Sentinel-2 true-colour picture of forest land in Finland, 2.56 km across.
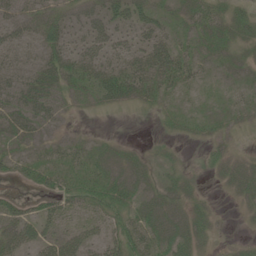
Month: June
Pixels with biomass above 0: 65%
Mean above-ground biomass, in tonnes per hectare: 21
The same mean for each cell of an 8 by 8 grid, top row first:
23 25 24 35 33 16 27 21
22 27 24 32 30 30 19 18
21 31 26 42 35 30 10 14
32 22 4 5 5 14 9 16
17 13 14 9 5 6 13 5
18 31 25 25 18 15 6 23
22 25 21 29 25 22 12 7
41 34 34 31 38 29 11 6
